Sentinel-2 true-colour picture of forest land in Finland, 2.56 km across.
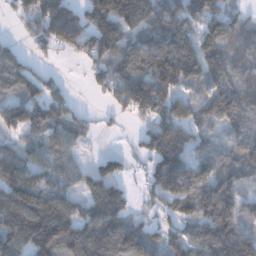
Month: December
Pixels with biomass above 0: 80%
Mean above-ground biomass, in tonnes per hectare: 107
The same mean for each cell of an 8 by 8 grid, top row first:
39 138 102 196 161 163 163 63
41 52 80 135 137 193 135 96
119 56 2 94 145 171 117 99
90 120 33 24 83 116 93 121
49 91 49 0 60 158 55 93
138 98 57 89 41 213 112 89
190 163 81 149 24 80 116 94
144 183 164 193 134 85 131 145
